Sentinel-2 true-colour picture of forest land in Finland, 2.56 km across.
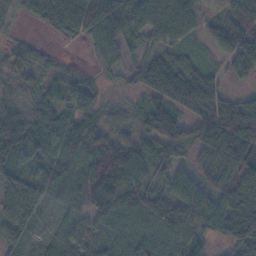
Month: November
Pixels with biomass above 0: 91%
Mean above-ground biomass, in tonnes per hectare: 65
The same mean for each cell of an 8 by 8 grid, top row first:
25 93 116 94 74 81 27 92
33 12 7 54 50 52 22 74
51 47 35 16 69 119 72 24
48 71 57 29 62 73 97 100
70 67 67 59 70 79 100 132
79 64 63 105 77 54 41 110
111 27 44 75 84 74 74 113
54 36 51 40 62 69 54 84
